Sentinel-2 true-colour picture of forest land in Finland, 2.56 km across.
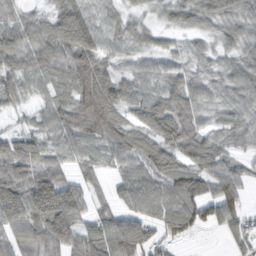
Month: February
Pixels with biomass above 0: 88%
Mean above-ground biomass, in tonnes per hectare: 60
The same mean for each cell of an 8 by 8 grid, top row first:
38 41 75 35 35 54 65 65
76 78 101 42 41 35 38 57
56 54 93 75 52 65 50 63
27 50 84 92 64 79 50 61
71 44 50 70 66 58 61 38
80 73 38 30 66 74 72 48
105 119 63 43 55 60 60 41
69 88 76 87 78 15 1 39
